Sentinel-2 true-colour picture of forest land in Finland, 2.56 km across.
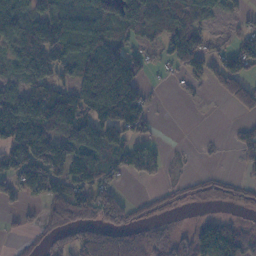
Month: November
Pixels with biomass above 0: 64%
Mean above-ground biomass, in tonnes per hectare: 85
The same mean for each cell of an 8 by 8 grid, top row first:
137 94 101 101 105 117 57 24
115 172 112 130 53 92 55 66
55 122 131 225 69 17 55 101
109 106 157 194 93 0 1 41
136 153 135 114 56 2 3 36
127 166 122 62 50 11 16 23
27 86 130 116 28 15 5 12
16 40 103 143 96 73 170 152
